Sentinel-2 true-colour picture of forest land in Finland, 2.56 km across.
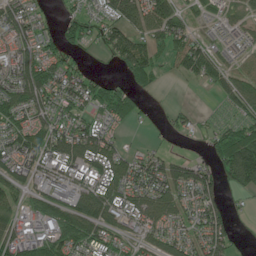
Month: June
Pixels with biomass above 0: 72%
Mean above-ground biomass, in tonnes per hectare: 67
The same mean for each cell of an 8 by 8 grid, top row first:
92 28 54 70 88 80 41 34
78 57 40 73 78 79 64 37
100 116 76 29 83 15 52 71
79 78 59 75 18 28 9 61
80 97 115 58 15 10 30 126
65 102 82 99 97 78 73 107
47 81 112 85 92 73 95 13
83 72 83 56 65 64 88 18
